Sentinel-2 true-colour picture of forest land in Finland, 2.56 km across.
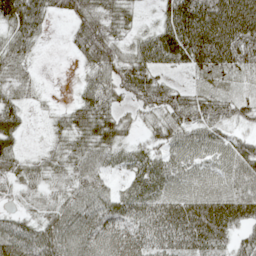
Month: May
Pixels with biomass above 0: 84%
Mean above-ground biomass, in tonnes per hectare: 55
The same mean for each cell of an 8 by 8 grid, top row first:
89 44 61 50 11 105 114 109
58 3 43 62 60 90 113 89
39 2 18 59 67 15 21 15
45 14 59 51 39 68 57 41
35 17 49 57 30 56 59 49
51 41 59 29 57 58 48 66
20 41 75 67 65 73 82 75
74 77 83 78 66 70 77 37
